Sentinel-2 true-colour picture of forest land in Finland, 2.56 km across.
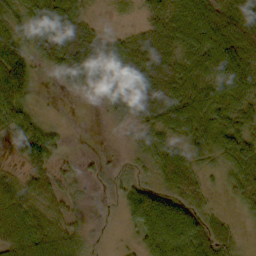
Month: October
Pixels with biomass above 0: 82%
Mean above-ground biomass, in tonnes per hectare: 54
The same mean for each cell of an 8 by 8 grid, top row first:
54 92 56 9 34 65 90 82
45 70 120 52 79 61 94 101
57 5 61 91 100 76 80 84
60 4 0 36 65 85 68 50
55 55 0 1 34 42 64 83
29 53 17 14 18 69 17 51
69 47 13 3 107 76 28 15
81 75 36 3 61 103 73 18
